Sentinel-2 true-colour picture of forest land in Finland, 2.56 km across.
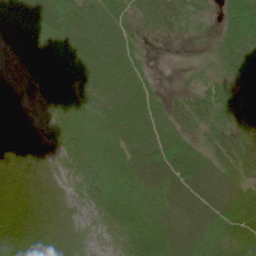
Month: June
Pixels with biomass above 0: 92%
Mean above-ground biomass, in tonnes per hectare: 44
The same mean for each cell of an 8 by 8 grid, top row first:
52 69 56 49 41 48 12 66
37 70 56 57 13 2 7 55
12 71 41 49 31 4 36 42
27 33 36 51 58 38 52 47
40 29 47 45 58 56 33 38
39 32 52 49 66 65 68 37
45 38 19 38 39 64 79 54
47 47 18 26 49 72 63 49
